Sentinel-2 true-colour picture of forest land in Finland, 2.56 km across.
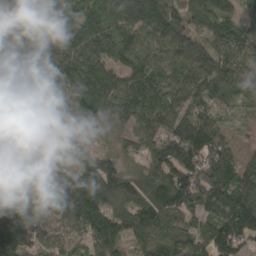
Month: April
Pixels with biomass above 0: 95%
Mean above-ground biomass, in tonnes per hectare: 111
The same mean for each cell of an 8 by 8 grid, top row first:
71 96 87 128 154 109 138 69
101 91 104 123 107 109 89 85
96 84 121 103 125 86 111 88
190 85 97 99 134 108 74 32
130 124 109 39 81 157 124 24
93 106 170 121 105 148 176 124
168 81 165 103 134 133 123 180
168 72 45 119 90 117 131 143
